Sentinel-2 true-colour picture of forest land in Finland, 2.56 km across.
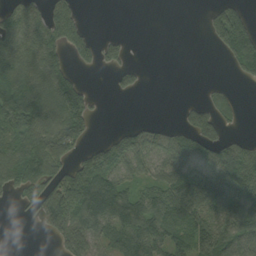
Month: September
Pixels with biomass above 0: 58%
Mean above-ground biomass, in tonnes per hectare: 72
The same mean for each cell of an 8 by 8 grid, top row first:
60 69 31 0 0 0 36 88
83 72 43 46 0 0 11 150
97 72 37 18 18 0 4 31
144 111 111 0 0 9 90 26
90 125 58 106 103 75 84 54
121 106 136 127 56 94 129 156
15 129 129 116 100 105 102 135
0 21 133 92 137 80 120 124
